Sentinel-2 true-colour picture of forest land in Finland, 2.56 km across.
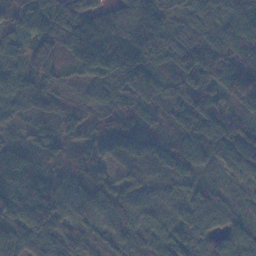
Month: November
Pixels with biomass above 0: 97%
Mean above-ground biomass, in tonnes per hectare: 91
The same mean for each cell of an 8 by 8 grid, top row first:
86 103 83 130 248 76 124 184
72 102 94 145 228 113 116 134
78 87 48 102 88 94 88 193
66 86 44 101 58 62 83 51
52 81 62 78 70 46 89 62
136 59 51 47 67 47 24 54
118 162 61 75 52 48 108 33
124 96 73 59 114 84 97 103
